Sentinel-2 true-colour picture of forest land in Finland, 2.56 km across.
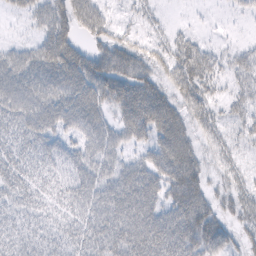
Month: February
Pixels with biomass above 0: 79%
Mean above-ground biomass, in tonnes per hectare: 42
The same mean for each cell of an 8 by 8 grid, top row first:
13 50 62 17 16 2 3 11
24 58 38 54 30 39 26 21
60 61 65 71 50 48 43 34
50 62 68 39 75 47 36 30
32 41 37 40 36 72 27 20
34 33 44 44 59 69 29 22
29 23 38 60 64 58 46 35
33 29 37 61 73 69 69 23
